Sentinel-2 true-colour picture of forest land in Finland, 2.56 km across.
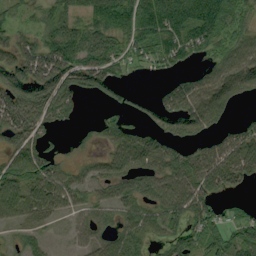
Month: September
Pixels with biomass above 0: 72%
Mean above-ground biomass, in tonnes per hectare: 59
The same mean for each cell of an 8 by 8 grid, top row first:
24 37 41 89 104 88 102 60
63 81 102 73 64 61 47 66
112 127 94 67 5 31 65 89
128 102 15 22 24 83 90 15
52 32 8 46 66 54 37 62
64 77 29 48 54 73 77 66
46 58 33 38 54 78 81 26
14 15 16 37 48 58 72 61
